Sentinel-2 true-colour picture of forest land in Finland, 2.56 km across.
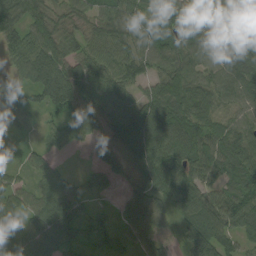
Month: September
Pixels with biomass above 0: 92%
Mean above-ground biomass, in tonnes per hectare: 70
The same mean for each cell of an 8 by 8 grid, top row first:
82 69 50 66 63 80 91 126
70 86 32 84 68 84 74 107
44 108 92 74 54 90 65 71
60 44 78 71 89 97 76 60
37 36 37 35 104 110 87 91
30 59 29 23 74 94 78 78
68 100 60 24 64 55 92 98
83 116 50 40 55 30 90 58
